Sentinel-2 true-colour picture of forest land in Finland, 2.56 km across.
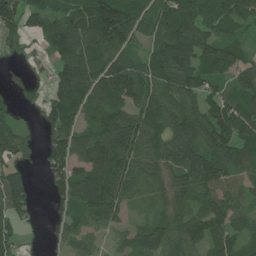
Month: July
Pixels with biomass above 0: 83%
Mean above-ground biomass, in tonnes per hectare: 87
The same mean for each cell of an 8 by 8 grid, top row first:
87 73 113 204 80 122 89 85
15 47 111 102 44 122 94 74
24 43 141 130 112 106 82 80
30 65 99 103 95 96 109 105
74 79 103 146 122 118 112 93
96 59 78 139 102 82 125 78
113 23 74 119 24 59 86 71
47 19 69 29 78 93 90 58
